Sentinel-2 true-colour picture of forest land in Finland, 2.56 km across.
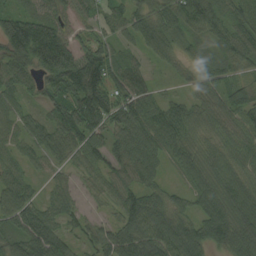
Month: August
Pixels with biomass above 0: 93%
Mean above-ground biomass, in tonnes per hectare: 74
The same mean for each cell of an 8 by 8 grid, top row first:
86 68 41 51 69 87 87 76
129 181 67 57 51 49 51 70
76 91 135 82 52 26 63 50
48 59 134 101 92 73 68 76
47 62 82 76 105 80 50 66
57 31 38 62 68 25 80 66
105 55 35 36 111 57 83 79
68 121 40 84 119 120 95 101
